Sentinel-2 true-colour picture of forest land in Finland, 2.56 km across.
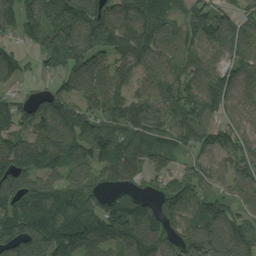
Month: August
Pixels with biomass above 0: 89%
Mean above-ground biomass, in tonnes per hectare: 125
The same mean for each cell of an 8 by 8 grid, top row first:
108 136 175 153 160 78 127 80
55 122 154 125 140 110 96 90
64 38 144 134 91 121 137 107
98 154 126 131 139 123 112 90
125 154 138 160 112 93 119 112
182 116 120 85 65 79 77 121
151 190 147 115 122 164 117 98
178 191 156 130 191 112 183 161
